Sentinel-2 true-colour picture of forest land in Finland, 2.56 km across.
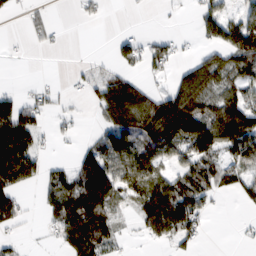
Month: February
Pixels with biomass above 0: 54%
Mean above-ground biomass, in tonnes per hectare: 62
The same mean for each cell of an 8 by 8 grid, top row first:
10 19 17 1 1 5 62 51
6 18 0 21 51 35 42 112
3 12 17 69 35 51 90 72
97 37 11 97 119 169 88 118
182 13 22 93 109 94 124 122
134 44 115 124 98 63 83 62
68 51 168 67 79 149 34 12
22 10 143 53 24 56 5 10
